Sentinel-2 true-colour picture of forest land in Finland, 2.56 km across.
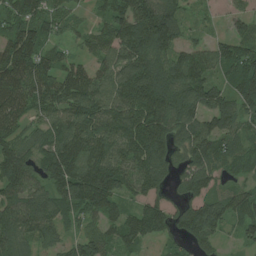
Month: July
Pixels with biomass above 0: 90%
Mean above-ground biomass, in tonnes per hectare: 99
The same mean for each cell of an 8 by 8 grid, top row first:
92 97 33 88 137 83 17 40
146 58 34 102 156 96 76 88
148 112 122 107 166 129 97 118
109 83 149 126 153 122 107 111
75 94 146 136 157 82 116 66
124 98 152 133 124 58 110 45
118 113 111 85 83 55 107 92
94 60 72 67 78 49 70 37
